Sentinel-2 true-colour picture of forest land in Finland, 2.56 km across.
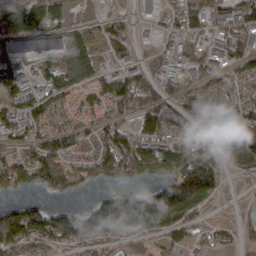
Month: March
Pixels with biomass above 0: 76%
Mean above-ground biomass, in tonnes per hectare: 82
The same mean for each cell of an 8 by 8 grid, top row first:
83 67 5 33 3 60 74 89
41 24 60 49 9 42 37 67
68 69 61 90 78 49 78 91
78 89 59 72 133 85 124 108
76 123 81 142 110 97 93 177
134 136 80 103 70 119 146 27
71 54 52 161 209 197 47 13
165 98 96 87 80 62 40 46
